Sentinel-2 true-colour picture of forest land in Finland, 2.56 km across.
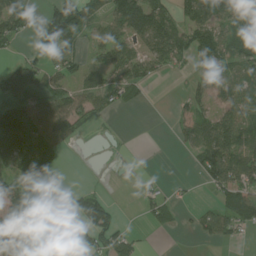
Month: July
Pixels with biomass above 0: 55%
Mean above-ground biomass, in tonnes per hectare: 58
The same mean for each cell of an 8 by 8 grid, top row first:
100 73 110 72 141 67 94 66
20 69 29 80 65 114 102 79
120 49 44 54 48 4 40 55
125 94 68 21 2 20 44 81
155 120 11 2 0 17 95 87
74 87 0 2 10 3 69 86
123 23 78 45 28 27 30 95
108 11 25 91 14 0 29 17
